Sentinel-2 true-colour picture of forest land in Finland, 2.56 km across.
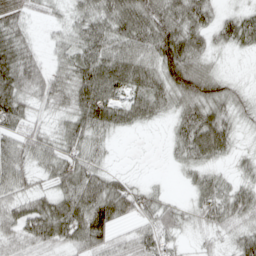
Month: April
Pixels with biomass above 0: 82%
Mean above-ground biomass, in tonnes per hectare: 53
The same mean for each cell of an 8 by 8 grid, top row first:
55 18 42 72 90 78 44 43
74 21 56 70 66 99 37 28
82 55 72 83 67 84 63 11
77 28 72 80 65 42 65 31
56 48 64 16 0 37 93 15
61 36 78 37 4 5 35 24
49 64 91 94 45 31 56 63
51 68 76 52 59 29 18 44
